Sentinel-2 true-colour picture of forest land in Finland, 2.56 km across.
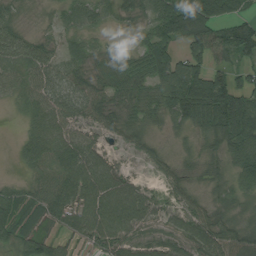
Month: August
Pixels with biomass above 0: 89%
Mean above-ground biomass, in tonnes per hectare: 51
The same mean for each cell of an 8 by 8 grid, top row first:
24 10 49 30 29 121 92 50
63 35 31 18 61 65 87 91
39 49 42 46 49 113 99 48
11 58 46 44 38 64 99 124
14 70 60 17 28 10 39 88
7 47 77 56 11 27 24 55
55 71 66 74 53 28 34 25
56 54 34 64 40 41 67 45
